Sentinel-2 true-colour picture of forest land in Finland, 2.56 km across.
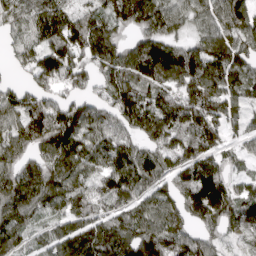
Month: April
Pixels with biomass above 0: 89%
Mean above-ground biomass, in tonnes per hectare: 106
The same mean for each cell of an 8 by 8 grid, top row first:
92 124 90 87 102 96 96 125
64 124 127 113 106 78 114 112
31 104 93 125 106 109 140 107
119 141 120 100 142 134 139 76
101 127 131 106 83 122 113 56
123 117 97 121 126 101 145 49
127 83 106 84 87 85 158 103
93 69 130 126 136 113 78 51
